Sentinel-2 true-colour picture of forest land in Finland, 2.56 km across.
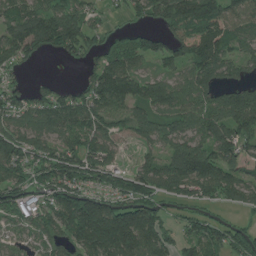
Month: July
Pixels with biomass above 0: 79%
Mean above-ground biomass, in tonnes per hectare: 105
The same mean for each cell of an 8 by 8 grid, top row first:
86 117 102 23 69 133 171 116
115 74 104 93 94 114 156 68
35 14 28 202 102 81 112 60
96 109 122 101 79 95 129 164
127 97 117 74 56 87 117 110
98 112 137 95 105 125 161 86
100 81 200 153 162 45 44 54
46 79 160 270 181 77 113 108
